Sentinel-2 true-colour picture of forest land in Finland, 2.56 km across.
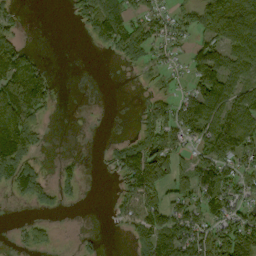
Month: September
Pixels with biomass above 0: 59%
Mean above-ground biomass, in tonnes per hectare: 62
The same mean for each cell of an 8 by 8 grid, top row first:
29 0 36 124 60 38 104 146
93 0 0 53 81 35 80 131
148 63 0 0 12 19 142 74
154 38 1 1 35 76 123 107
184 12 1 14 74 64 107 107
113 24 32 22 159 82 96 65
6 23 6 17 90 58 88 53
15 31 16 1 64 130 82 127
